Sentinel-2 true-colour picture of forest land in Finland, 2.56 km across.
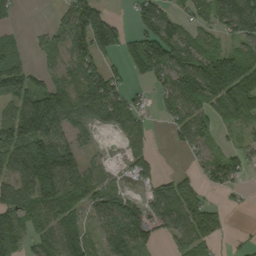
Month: September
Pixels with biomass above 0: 70%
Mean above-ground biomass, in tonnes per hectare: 76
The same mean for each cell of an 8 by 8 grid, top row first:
19 8 153 62 72 47 71 138
51 39 99 92 74 102 76 57
91 43 93 99 31 113 158 187
80 180 101 107 44 80 74 115
117 124 35 4 45 26 36 30
107 139 104 31 44 63 47 42
109 103 72 86 52 121 66 9
88 75 76 64 65 45 60 8
